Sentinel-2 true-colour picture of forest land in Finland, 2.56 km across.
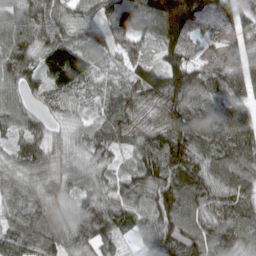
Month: March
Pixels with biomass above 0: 96%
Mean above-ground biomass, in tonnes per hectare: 87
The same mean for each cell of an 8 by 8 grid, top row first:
80 93 55 82 110 169 87 62
114 101 103 62 47 91 45 62
92 74 106 46 89 107 90 73
92 43 46 84 66 102 101 77
61 73 55 75 78 129 92 119
77 85 74 52 90 132 87 86
86 92 83 98 96 138 92 82
97 92 99 74 79 128 116 102
